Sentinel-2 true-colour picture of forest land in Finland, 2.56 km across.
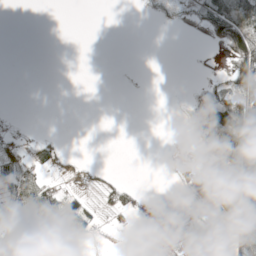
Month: May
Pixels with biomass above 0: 33%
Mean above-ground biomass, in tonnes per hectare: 24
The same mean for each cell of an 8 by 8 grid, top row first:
0 0 0 0 3 9 70 106
0 0 0 0 0 0 6 124
0 0 0 0 0 0 13 69
1 0 0 0 0 2 88 78
23 20 0 0 0 1 67 92
38 17 15 10 0 1 60 89
39 52 38 30 17 5 36 98
85 51 28 0 2 7 12 33
